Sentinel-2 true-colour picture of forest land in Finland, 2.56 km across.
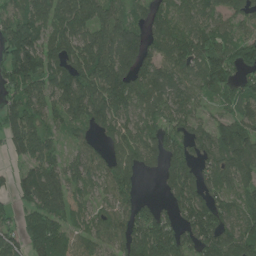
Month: June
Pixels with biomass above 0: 84%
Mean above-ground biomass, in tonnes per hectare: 105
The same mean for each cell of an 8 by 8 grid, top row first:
91 104 124 90 55 88 81 76
176 99 118 152 104 136 139 110
136 110 135 152 119 111 137 90
107 92 119 141 109 101 48 90
93 78 78 77 107 89 104 164
49 108 85 116 42 95 86 99
47 106 72 101 70 79 142 89
74 151 95 111 169 132 145 138
